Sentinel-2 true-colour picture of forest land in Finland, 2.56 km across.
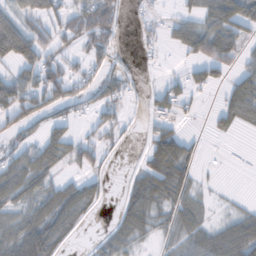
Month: November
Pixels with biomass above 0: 54%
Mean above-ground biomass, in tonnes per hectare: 41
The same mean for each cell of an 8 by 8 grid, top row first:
56 50 61 54 20 23 55 89
67 46 27 39 19 27 75 45
53 79 40 41 8 23 43 44
64 39 21 33 13 39 11 60
32 64 46 21 19 97 4 1
52 42 31 11 57 65 0 3
38 55 53 9 74 45 18 5
64 91 8 46 26 35 53 81
